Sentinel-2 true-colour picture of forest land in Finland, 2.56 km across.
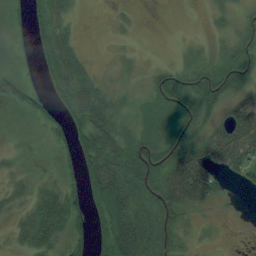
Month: August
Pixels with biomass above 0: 76%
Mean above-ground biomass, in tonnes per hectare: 36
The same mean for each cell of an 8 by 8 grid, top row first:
18 39 4 4 1 0 8 16
17 40 13 4 1 3 8 33
24 24 48 10 12 54 53 46
19 39 77 45 14 47 30 51
9 21 63 63 50 55 55 84
17 15 60 92 77 78 73 34
19 57 45 68 59 51 23 5
19 42 43 82 85 37 10 5
